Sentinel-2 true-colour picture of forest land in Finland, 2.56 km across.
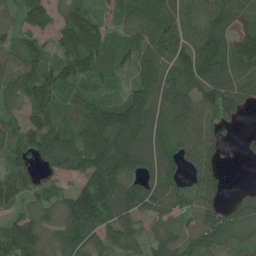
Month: June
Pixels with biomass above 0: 88%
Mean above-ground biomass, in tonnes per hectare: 115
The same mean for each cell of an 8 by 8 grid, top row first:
59 101 138 64 100 139 114 124
77 76 169 85 95 137 165 157
115 154 99 55 101 140 178 136
61 143 134 146 157 164 119 94
120 138 136 182 123 121 116 19
116 61 82 161 107 95 135 0
63 80 169 163 121 99 130 105
149 79 147 107 79 101 168 102
